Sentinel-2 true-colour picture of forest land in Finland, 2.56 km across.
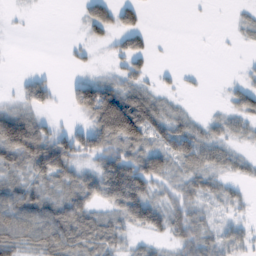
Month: February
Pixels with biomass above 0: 61%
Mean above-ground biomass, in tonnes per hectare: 40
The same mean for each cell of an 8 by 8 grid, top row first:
2 0 18 57 19 0 1 10
0 0 10 19 35 0 0 4
8 23 40 42 27 8 2 13
51 17 48 165 79 22 7 39
121 90 51 61 66 27 40 16
39 73 50 92 82 33 47 19
101 71 72 46 86 42 27 17
73 84 70 48 19 39 42 32
